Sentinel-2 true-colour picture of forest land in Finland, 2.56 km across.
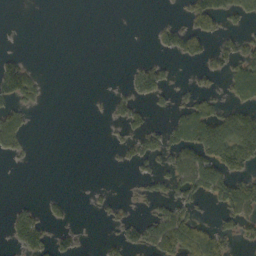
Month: October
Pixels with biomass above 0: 31%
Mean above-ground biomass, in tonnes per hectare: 33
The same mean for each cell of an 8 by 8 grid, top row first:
0 0 0 0 0 7 79 46
2 0 0 0 0 51 33 57
100 7 0 1 57 11 18 82
54 2 0 21 25 30 66 82
48 0 0 8 45 51 123 139
0 0 0 0 26 67 120 66
18 21 0 19 12 58 14 88
31 39 16 15 50 96 81 31
